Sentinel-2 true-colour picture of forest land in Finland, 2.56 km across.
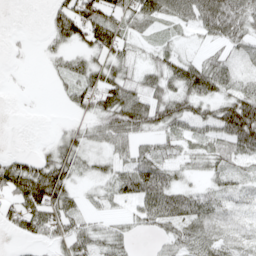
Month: April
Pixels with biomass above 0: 70%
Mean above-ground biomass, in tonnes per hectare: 40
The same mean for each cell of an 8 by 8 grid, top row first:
0 21 91 56 55 53 90 69
4 16 32 60 14 23 18 28
2 5 47 55 39 65 76 24
0 0 25 73 75 59 41 88
0 14 41 41 25 27 30 70
79 86 22 38 88 32 20 24
57 85 32 14 47 71 35 14
13 37 55 39 4 36 31 15
